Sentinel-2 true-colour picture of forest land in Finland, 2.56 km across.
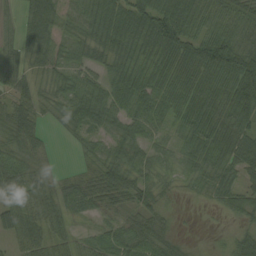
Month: August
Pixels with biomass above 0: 87%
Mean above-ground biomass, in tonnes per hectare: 41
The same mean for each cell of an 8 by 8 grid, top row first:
24 48 37 63 70 64 46 43
34 38 37 50 53 68 72 51
42 31 39 39 49 59 63 83
54 21 52 47 45 52 61 65
36 18 16 34 34 26 60 58
50 20 24 62 28 22 41 38
56 36 29 28 38 8 7 36
36 51 27 33 38 19 3 30
